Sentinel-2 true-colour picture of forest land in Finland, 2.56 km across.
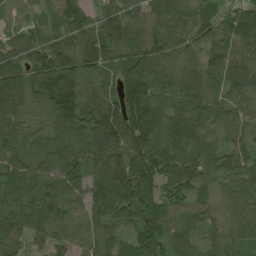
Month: August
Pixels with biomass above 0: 96%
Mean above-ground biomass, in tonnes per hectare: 89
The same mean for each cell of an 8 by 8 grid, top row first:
23 40 79 91 88 79 66 78
69 90 119 119 109 77 80 91
117 148 130 62 118 92 68 83
103 109 115 122 110 74 64 55
73 70 102 156 129 89 59 49
66 87 117 174 152 84 60 80
98 113 76 151 117 61 50 85
51 64 60 67 113 56 50 66
